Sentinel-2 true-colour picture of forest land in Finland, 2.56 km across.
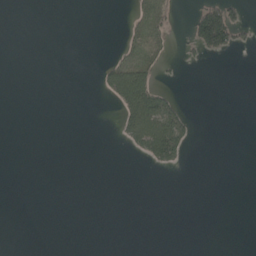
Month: May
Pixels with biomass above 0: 11%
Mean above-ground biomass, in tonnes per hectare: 10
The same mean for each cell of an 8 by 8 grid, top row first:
0 0 0 0 10 8 94 20
0 0 0 3 17 3 71 22
0 0 0 45 61 2 0 0
0 0 0 3 103 53 0 0
0 0 0 1 50 77 0 0
0 0 0 0 0 1 0 0
0 0 0 0 0 0 0 0
0 0 0 0 0 0 0 0
